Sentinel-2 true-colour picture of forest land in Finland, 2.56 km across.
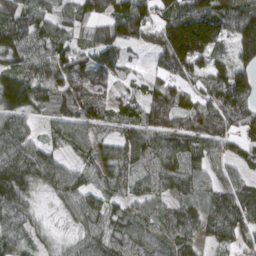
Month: March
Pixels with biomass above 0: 88%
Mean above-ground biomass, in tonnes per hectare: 99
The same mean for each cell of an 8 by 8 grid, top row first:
110 85 88 110 114 132 179 158
126 106 72 111 72 254 162 127
151 105 124 80 49 110 116 133
129 66 99 73 105 155 147 141
113 55 71 65 99 95 82 75
152 104 60 62 72 116 79 56
114 17 79 49 67 84 94 114
78 34 61 78 81 97 52 75
